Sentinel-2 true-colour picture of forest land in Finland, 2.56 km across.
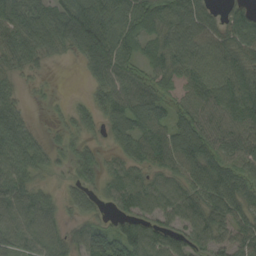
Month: August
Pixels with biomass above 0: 87%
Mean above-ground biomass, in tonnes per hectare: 66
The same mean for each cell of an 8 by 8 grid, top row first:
103 97 100 67 86 77 48 52
97 72 70 90 49 83 88 73
40 12 6 62 53 44 84 88
67 6 30 65 95 48 61 96
88 36 43 29 92 94 74 69
66 24 42 53 55 61 98 68
76 70 43 36 63 68 84 73
74 80 55 94 100 59 66 68
